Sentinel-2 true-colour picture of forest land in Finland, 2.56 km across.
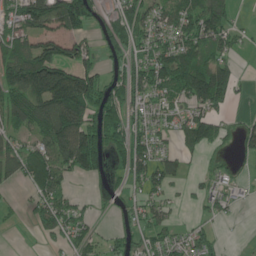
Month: June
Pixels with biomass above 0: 66%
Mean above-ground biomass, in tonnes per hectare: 101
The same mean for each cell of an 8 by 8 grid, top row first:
123 189 187 64 123 113 181 23
119 133 91 66 92 139 118 36
175 270 215 78 121 162 247 59
166 202 241 126 77 63 119 15
84 157 240 98 101 61 117 59
89 145 84 43 106 79 40 26
21 136 54 25 77 35 50 18
1 51 70 43 85 71 78 3
